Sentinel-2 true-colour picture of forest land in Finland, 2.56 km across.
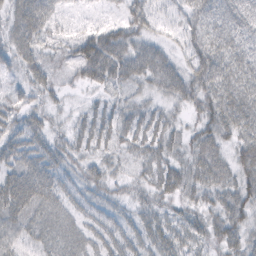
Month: February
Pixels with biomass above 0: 92%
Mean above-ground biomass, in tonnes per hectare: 43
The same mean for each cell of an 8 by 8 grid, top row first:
43 49 13 14 51 27 45 50
44 31 64 78 57 28 52 49
23 33 35 53 45 66 64 58
39 28 22 35 38 24 53 61
48 47 34 36 49 35 45 50
59 60 35 30 34 51 46 52
62 44 33 26 33 28 36 57
37 37 38 41 39 43 38 51
